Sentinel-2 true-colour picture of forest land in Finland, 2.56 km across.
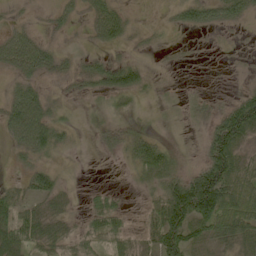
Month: May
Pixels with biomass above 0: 69%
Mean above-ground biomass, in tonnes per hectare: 41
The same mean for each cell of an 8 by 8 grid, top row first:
10 15 21 68 9 31 51 42
77 36 11 31 11 8 2 6
33 23 35 63 35 4 2 8
81 54 8 23 12 9 28 103
36 66 6 29 62 11 53 61
11 45 1 1 45 61 112 80
55 39 12 55 23 128 130 98
70 66 47 43 32 102 55 63
